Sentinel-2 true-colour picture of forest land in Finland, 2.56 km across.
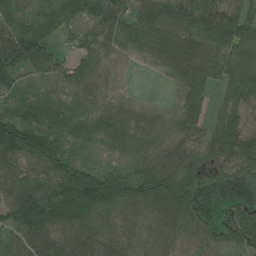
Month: June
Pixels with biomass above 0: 88%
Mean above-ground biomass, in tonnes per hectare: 67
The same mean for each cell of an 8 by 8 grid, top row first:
75 89 84 117 73 61 76 60
109 74 50 46 63 111 66 101
65 33 56 17 1 34 52 77
70 69 34 45 28 39 38 33
161 111 35 43 53 47 58 107
93 91 125 100 92 99 17 30
110 115 112 60 69 109 11 38
57 72 65 53 46 46 39 75
